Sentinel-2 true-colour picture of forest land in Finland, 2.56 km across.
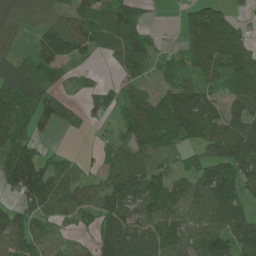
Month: June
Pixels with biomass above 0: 74%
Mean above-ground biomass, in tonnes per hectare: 74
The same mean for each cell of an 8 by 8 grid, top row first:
62 45 73 63 33 10 79 14
34 104 74 45 74 16 115 89
124 63 14 9 45 45 58 96
118 99 39 36 105 153 113 90
99 13 1 36 77 47 83 132
151 94 44 71 91 52 94 116
64 81 83 108 76 67 111 102
123 63 24 121 105 86 104 102
